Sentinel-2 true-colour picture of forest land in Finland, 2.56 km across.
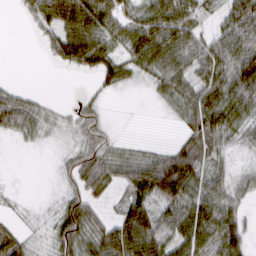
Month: March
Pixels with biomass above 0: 73%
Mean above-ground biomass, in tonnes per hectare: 40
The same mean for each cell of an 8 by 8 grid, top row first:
4 58 82 53 44 69 19 68
0 21 71 38 71 70 46 71
5 0 3 34 19 51 52 84
70 17 25 3 1 18 66 55
8 14 27 22 8 25 49 20
1 5 47 41 76 104 53 24
7 11 60 13 53 72 65 26
50 22 63 66 94 61 55 51
